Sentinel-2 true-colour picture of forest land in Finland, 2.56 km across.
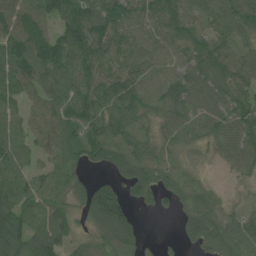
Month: June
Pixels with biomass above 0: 89%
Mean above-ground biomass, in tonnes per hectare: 93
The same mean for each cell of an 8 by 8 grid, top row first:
132 108 127 112 89 109 91 114
118 131 121 96 84 84 103 76
122 114 106 101 97 94 100 100
79 103 113 119 86 89 79 102
105 85 115 147 98 83 70 108
92 80 53 54 123 98 27 54
98 95 63 144 30 46 93 47
111 136 46 121 32 19 99 116
